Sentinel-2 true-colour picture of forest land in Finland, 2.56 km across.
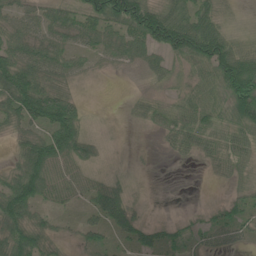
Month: June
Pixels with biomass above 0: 77%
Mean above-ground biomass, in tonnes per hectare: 45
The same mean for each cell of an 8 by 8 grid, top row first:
41 38 44 98 131 84 75 12
55 57 35 51 63 100 126 42
92 57 21 2 13 27 54 123
68 98 37 2 26 46 51 80
28 81 59 3 2 38 45 40
56 72 34 12 3 0 9 16
85 28 18 65 9 1 14 33
77 36 19 29 37 24 29 25
